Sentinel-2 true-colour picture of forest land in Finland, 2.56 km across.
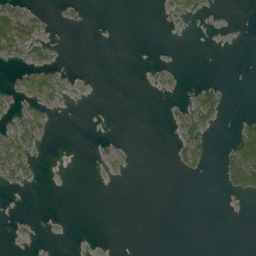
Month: August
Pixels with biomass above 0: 17%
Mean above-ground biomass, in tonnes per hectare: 10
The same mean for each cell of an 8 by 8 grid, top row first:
57 10 4 0 0 16 8 0
50 19 0 0 0 0 0 0
13 35 2 0 0 3 6 0
21 21 0 0 0 11 52 2
51 5 0 5 0 20 24 57
28 0 0 7 0 3 4 92
0 0 0 0 0 0 0 0
1 0 1 0 0 0 0 0
